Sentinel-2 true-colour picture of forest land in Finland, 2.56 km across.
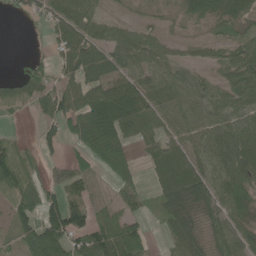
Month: June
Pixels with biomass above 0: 73%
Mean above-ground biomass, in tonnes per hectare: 55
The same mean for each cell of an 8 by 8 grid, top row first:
13 52 75 20 16 20 55 53
0 19 90 69 62 28 29 53
29 47 80 66 58 57 34 69
12 48 92 106 88 70 56 71
30 37 68 108 41 66 67 90
69 35 52 46 19 76 64 84
52 98 66 42 22 68 54 44
34 94 60 106 68 44 42 62
